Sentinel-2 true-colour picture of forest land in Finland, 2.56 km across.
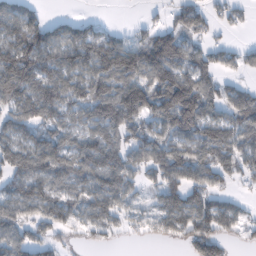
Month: February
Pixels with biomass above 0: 75%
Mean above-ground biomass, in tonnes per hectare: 86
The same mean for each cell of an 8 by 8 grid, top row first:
98 30 21 1 15 61 71 27
133 116 123 113 118 146 60 38
137 101 91 115 124 164 80 31
83 99 77 146 138 215 113 105
99 101 83 104 96 106 124 97
86 99 83 116 56 106 93 65
91 85 71 88 37 116 103 37
92 59 15 22 14 34 102 23
